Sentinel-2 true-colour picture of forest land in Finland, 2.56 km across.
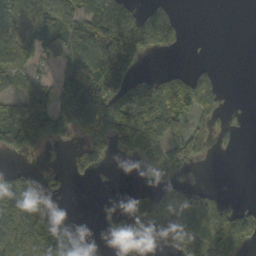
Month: October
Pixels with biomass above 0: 54%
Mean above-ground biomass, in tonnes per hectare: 78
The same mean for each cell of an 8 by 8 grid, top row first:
66 89 103 186 83 39 0 0
85 61 115 157 93 21 1 0
69 33 129 124 58 86 96 0
95 117 179 177 120 118 88 4
88 43 53 91 158 103 52 13
63 26 32 1 29 75 0 0
161 71 0 6 99 128 124 45
196 206 11 44 113 120 131 125
